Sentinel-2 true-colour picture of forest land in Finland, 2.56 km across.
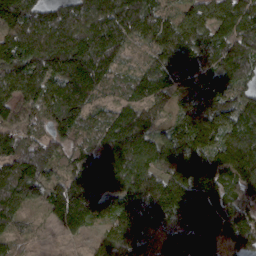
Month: March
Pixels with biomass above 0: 95%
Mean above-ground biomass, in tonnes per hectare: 129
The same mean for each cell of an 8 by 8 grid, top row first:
188 125 152 184 154 85 108 134
190 211 195 153 65 137 94 125
150 163 203 81 104 114 120 119
103 125 128 71 104 55 134 136
141 111 74 139 124 126 166 181
164 115 126 168 129 149 179 162
117 87 171 95 163 188 180 127
50 8 26 106 92 142 134 130
